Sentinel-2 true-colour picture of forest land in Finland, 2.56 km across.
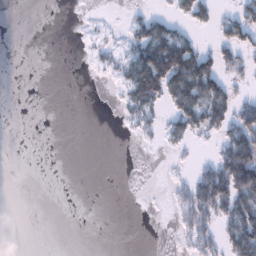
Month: January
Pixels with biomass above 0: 30%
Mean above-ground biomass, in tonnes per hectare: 32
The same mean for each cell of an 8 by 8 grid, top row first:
0 0 2 3 31 35 35 53
0 0 3 20 112 135 24 59
0 0 0 12 138 127 126 23
0 0 0 2 70 73 119 66
0 0 0 0 7 31 9 114
0 0 0 0 0 8 71 162
0 0 0 0 0 23 76 119
0 0 0 0 0 7 37 116
